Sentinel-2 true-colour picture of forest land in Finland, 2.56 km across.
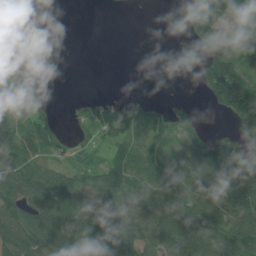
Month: July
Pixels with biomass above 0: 62%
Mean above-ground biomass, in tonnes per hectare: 55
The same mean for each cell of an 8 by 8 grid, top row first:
0 0 0 0 0 7 109 38
0 0 0 0 0 15 61 50
56 1 0 0 0 0 73 92
59 25 24 52 59 50 10 139
107 55 22 47 57 46 81 93
134 78 46 82 76 72 85 90
83 91 85 69 65 84 81 84
108 87 123 108 77 93 89 109
